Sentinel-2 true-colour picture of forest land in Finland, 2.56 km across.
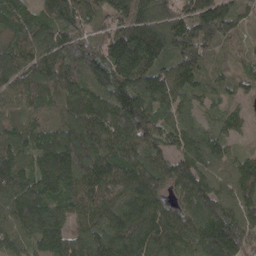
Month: April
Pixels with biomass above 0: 97%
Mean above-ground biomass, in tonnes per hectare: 134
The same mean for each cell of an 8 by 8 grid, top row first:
145 118 139 141 174 133 184 90
125 133 131 175 238 145 105 44
121 128 115 190 166 135 71 62
81 84 152 179 187 102 41 47
127 134 182 175 149 98 96 35
153 173 176 183 149 148 124 141
148 153 129 145 147 98 170 131
98 148 93 153 161 126 193 175
